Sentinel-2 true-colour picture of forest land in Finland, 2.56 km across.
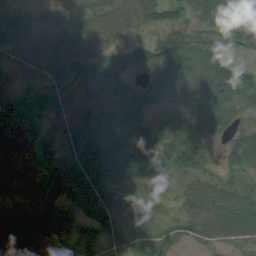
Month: August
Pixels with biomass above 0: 92%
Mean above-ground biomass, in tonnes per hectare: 79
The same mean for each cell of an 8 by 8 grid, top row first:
76 40 59 109 87 47 69 65
71 77 119 90 64 110 91 39
56 79 119 123 73 125 119 107
67 68 99 104 86 87 124 66
64 71 124 125 109 134 62 95
60 106 127 91 50 61 46 47
102 130 57 44 36 34 77 76
98 71 52 36 35 44 42 37
